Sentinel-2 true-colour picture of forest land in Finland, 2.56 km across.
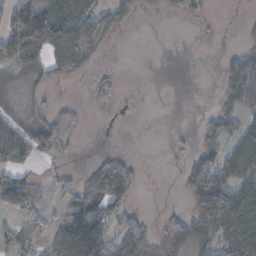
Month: November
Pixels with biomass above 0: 49%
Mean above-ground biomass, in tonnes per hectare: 44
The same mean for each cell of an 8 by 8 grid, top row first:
85 96 94 65 18 17 18 2
100 91 104 10 0 0 1 21
15 35 21 19 0 0 0 92
12 31 15 8 0 0 21 64
64 71 12 1 0 6 66 62
39 25 29 162 10 7 109 76
40 24 65 68 6 7 113 110
37 34 126 75 93 54 54 99
